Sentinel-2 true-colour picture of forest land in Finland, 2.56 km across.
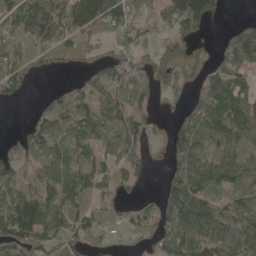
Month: May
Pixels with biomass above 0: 76%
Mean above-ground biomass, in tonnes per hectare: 74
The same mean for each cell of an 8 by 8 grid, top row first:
100 107 112 116 47 122 99 14
115 92 85 42 55 53 34 109
90 5 24 66 74 62 79 64
0 52 72 68 50 35 119 136
33 65 56 50 51 87 78 110
61 84 92 49 26 101 152 71
101 90 54 44 35 164 109 86
79 62 55 14 33 119 133 105
